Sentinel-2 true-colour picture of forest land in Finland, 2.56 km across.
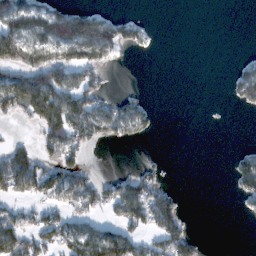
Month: February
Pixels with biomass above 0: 41%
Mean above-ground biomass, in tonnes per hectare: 51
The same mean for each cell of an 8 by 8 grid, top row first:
119 105 84 30 6 0 0 0
128 95 114 91 18 0 0 1
98 128 84 4 0 0 0 71
54 113 110 63 47 0 0 10
32 68 69 25 8 0 0 7
148 91 60 21 63 1 0 93
41 53 68 61 123 68 0 10
105 67 99 125 60 118 6 0
